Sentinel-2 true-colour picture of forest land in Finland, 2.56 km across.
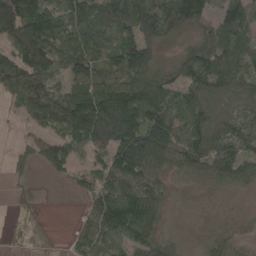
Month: April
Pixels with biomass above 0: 82%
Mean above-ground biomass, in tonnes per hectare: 73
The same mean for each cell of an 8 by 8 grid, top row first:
127 88 93 124 135 117 71 92
92 123 88 75 98 28 88 89
91 75 80 78 104 69 110 80
25 96 132 162 136 86 77 65
14 58 87 131 175 97 85 75
18 19 26 86 93 38 55 72
13 4 12 104 107 15 12 11
6 8 44 77 81 26 36 22
